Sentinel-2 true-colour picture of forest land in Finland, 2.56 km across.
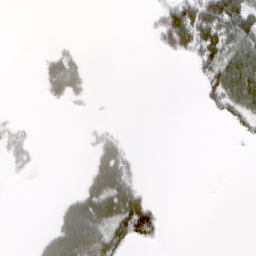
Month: March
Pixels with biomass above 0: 26%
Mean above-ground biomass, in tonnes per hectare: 27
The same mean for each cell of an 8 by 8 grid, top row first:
0 0 0 0 4 101 119 102
0 4 5 0 0 76 85 87
0 54 56 0 0 0 49 117
2 1 3 1 0 0 12 60
33 0 2 56 0 0 0 4
8 0 7 109 6 0 0 0
0 0 104 91 84 0 0 0
0 39 129 64 35 0 0 0
